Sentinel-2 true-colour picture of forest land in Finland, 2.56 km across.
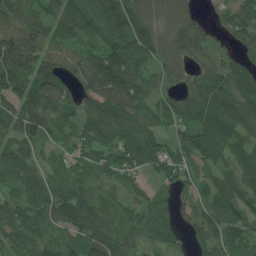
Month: July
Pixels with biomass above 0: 92%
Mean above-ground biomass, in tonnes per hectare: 94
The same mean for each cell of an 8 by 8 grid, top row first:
120 96 120 113 90 60 22 119
146 92 64 113 136 91 84 57
143 110 87 217 92 47 89 105
121 165 81 146 94 95 113 127
94 58 69 108 105 64 114 92
87 62 58 58 56 77 57 123
72 80 138 56 77 57 106 94
81 59 95 120 75 48 117 74
